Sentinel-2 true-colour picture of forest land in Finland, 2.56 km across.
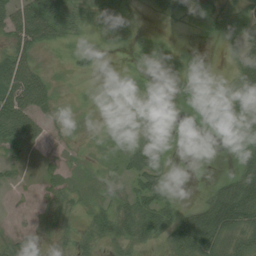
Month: July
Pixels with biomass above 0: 62%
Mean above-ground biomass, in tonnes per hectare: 24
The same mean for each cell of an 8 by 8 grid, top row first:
45 67 25 24 1 23 18 31
40 21 11 7 9 6 1 28
64 22 10 4 2 7 1 40
77 24 4 1 1 2 37 36
40 14 5 11 35 2 2 29
10 12 10 13 53 3 1 40
3 13 13 32 47 23 50 80
16 16 18 29 32 43 70 49
